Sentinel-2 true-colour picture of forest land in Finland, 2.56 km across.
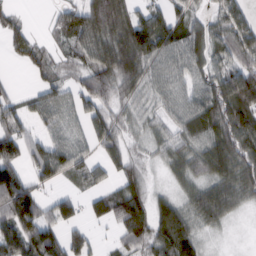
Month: February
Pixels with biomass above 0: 79%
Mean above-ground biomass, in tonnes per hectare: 71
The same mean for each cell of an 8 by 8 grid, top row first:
37 15 80 124 67 56 45 69
60 34 62 81 127 96 82 103
9 46 53 81 65 79 87 112
59 71 58 67 53 67 110 119
86 71 45 67 34 69 94 102
90 70 51 38 42 50 80 97
146 52 41 102 87 77 103 42
133 100 54 21 92 127 22 2
